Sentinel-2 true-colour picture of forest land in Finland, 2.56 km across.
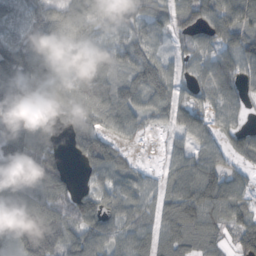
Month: October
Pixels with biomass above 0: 88%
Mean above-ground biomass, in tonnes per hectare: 92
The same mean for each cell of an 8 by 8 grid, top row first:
55 106 101 77 65 77 86 109
113 92 84 56 72 29 67 90
163 162 94 76 122 68 81 79
105 141 101 103 72 78 73 56
188 109 93 87 12 52 75 52
191 129 26 84 45 96 119 48
132 130 100 75 77 115 104 70
107 183 107 104 94 91 47 79
